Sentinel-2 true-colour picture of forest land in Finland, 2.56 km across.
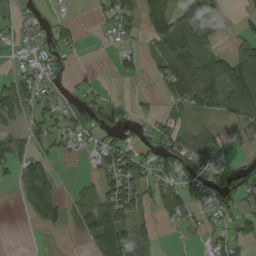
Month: August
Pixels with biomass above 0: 55%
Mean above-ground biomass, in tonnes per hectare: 49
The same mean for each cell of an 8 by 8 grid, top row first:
28 17 3 46 62 112 74 23
18 43 17 13 26 142 65 48
50 36 12 5 14 136 131 110
60 50 50 36 11 33 52 72
49 45 25 49 28 68 62 15
37 70 7 72 52 60 48 49
6 108 59 113 39 58 34 44
0 2 20 152 73 5 29 55
